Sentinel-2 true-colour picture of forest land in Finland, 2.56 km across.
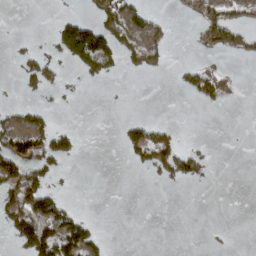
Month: April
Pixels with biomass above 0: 22%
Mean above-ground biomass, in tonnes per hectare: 32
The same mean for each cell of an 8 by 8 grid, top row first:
0 1 25 62 56 5 46 30
9 25 159 86 68 2 27 48
15 61 23 19 5 12 88 11
30 27 2 1 0 0 3 0
75 89 21 1 112 57 9 0
97 62 0 0 6 65 18 0
98 106 13 0 0 0 0 0
45 142 105 5 0 0 4 0
